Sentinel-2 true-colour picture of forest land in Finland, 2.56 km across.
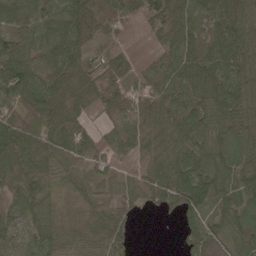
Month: May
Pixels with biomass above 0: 93%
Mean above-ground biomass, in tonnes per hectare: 67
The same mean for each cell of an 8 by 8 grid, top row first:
85 71 75 37 72 64 35 88
92 77 71 48 85 85 52 101
127 86 87 45 85 73 95 98
25 86 86 53 71 107 67 98
99 69 101 57 47 82 60 66
91 79 45 60 59 91 71 62
36 50 30 48 34 45 48 57
28 64 46 68 0 14 69 59
